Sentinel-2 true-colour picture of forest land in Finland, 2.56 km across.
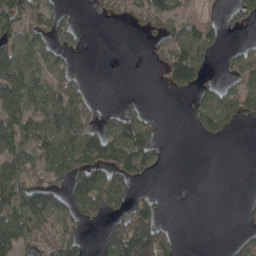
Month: April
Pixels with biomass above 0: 50%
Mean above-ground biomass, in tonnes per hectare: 57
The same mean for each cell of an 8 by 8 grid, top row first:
104 78 9 31 55 61 31 40
95 64 29 0 8 126 68 31
115 72 36 0 0 87 28 78
103 115 93 26 27 0 94 81
84 97 117 124 100 0 13 0
84 78 91 95 40 0 0 0
91 112 81 71 80 2 0 9
94 57 53 84 125 32 0 56
